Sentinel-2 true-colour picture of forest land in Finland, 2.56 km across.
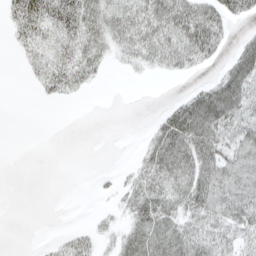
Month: April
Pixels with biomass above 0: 55%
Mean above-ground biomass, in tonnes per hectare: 27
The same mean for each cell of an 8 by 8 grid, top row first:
44 62 65 39 44 58 49 26
14 32 48 25 39 44 43 24
0 35 31 1 3 5 16 55
0 0 0 0 0 41 65 53
0 0 0 0 16 60 53 43
0 0 0 5 39 47 46 44
0 0 0 8 51 37 49 47
0 5 24 16 59 54 42 28
